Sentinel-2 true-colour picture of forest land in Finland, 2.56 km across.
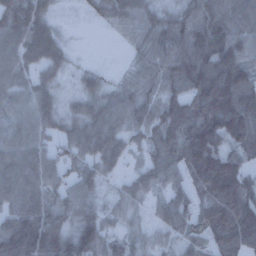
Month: December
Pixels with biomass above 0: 87%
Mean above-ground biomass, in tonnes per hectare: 79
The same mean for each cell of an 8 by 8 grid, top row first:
91 57 8 67 84 71 90 92
82 106 3 4 64 111 111 97
63 47 31 19 66 94 174 154
64 69 56 76 73 108 133 162
77 47 79 83 62 113 132 107
98 74 73 32 63 63 143 104
81 95 80 25 29 54 72 133
153 128 111 30 30 31 40 84
